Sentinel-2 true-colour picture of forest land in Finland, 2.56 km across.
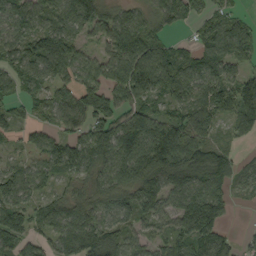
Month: September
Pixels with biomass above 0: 85%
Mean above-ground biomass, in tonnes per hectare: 85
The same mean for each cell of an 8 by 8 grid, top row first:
82 80 111 63 54 76 61 36
73 110 57 91 130 56 87 88
72 73 77 93 145 114 87 85
46 67 98 104 99 61 97 108
22 63 90 149 154 153 77 20
76 55 70 83 136 137 102 50
91 62 92 100 105 80 152 10
76 48 115 87 44 78 119 29
